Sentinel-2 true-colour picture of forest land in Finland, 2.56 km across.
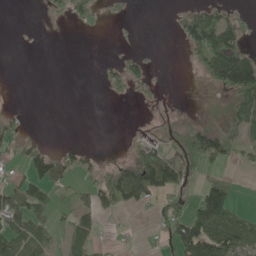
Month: May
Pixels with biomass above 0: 36%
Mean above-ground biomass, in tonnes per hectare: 35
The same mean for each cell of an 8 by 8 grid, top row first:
0 9 30 7 0 20 65 25
0 0 0 2 2 3 118 71
0 0 0 27 35 0 37 149
11 0 0 0 2 4 0 61
29 15 18 0 29 24 98 36
22 79 27 62 116 75 28 5
69 34 43 39 21 54 139 25
60 33 43 6 3 79 153 95
